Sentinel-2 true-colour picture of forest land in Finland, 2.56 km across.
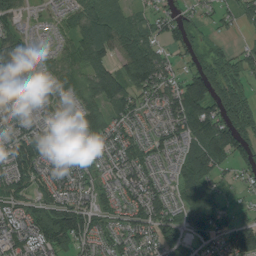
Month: August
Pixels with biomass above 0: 84%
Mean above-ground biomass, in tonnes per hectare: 77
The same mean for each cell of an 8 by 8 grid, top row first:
64 18 87 108 41 50 25 52
82 25 119 110 127 50 38 25
68 46 78 134 146 59 126 82
68 37 63 84 45 101 125 103
98 87 57 79 53 54 143 92
94 83 63 49 80 49 95 25
68 98 95 47 100 56 132 37
87 131 93 49 76 65 80 133
